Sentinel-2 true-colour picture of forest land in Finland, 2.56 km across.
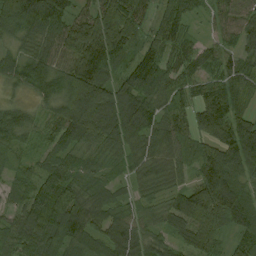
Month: August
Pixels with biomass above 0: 94%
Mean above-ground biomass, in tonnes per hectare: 86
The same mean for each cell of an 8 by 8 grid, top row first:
122 132 75 120 54 94 34 61
44 69 145 169 79 74 54 57
72 112 181 116 126 80 63 76
61 43 164 128 110 64 115 77
72 52 78 71 81 69 67 169
39 85 63 34 64 53 102 82
55 132 112 66 44 108 148 106
68 87 74 94 72 59 97 59
